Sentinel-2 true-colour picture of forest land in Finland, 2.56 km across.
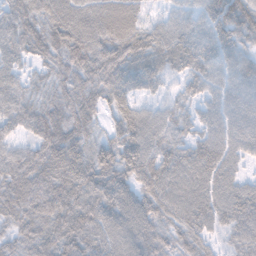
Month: November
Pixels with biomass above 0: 95%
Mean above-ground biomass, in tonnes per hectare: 73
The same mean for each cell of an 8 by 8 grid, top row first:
80 87 88 85 44 46 59 96
71 92 97 83 90 82 59 55
54 51 70 84 66 32 56 52
71 82 93 55 55 45 42 55
48 99 87 75 97 66 68 52
68 92 111 93 91 78 70 38
71 99 117 102 87 75 75 80
52 83 109 88 86 54 43 57
